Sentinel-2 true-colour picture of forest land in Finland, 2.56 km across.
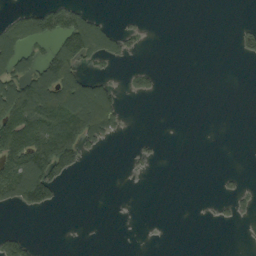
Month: September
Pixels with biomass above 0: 25%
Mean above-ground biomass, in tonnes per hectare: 35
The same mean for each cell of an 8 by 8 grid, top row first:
32 79 60 5 2 0 0 0
103 40 111 53 8 0 0 19
106 135 82 19 16 0 0 0
134 159 181 86 0 0 0 0
147 167 108 12 6 0 0 0
127 120 8 0 4 0 0 6
34 34 0 0 0 0 3 16
48 0 0 0 0 0 0 0
